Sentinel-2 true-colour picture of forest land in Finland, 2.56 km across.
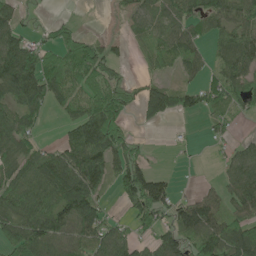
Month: June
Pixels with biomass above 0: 68%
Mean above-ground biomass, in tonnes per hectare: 62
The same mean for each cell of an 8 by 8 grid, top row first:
44 7 2 10 54 71 75 82
91 45 74 30 26 62 42 103
138 84 59 53 27 22 42 78
67 34 61 70 43 54 52 36
81 22 96 102 14 7 16 29
60 92 115 63 99 11 2 81
98 91 138 16 91 69 82 60
88 102 75 76 34 86 98 118
